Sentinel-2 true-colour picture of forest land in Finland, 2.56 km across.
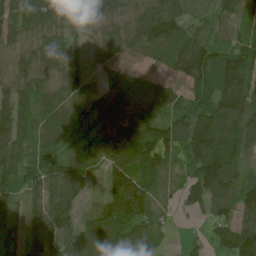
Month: June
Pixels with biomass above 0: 89%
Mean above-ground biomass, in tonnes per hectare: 94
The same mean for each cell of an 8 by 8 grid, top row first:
85 113 44 82 89 97 33 70
58 93 40 80 74 114 101 96
77 60 54 51 61 72 140 170
125 90 60 91 107 91 143 141
114 80 50 81 161 120 215 138
99 105 87 103 115 48 165 80
71 114 74 116 97 30 69 92
79 135 131 127 88 10 49 144
